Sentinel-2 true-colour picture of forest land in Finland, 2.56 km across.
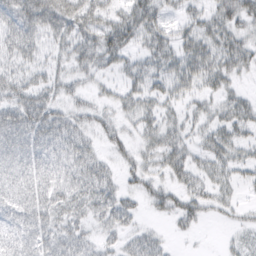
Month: March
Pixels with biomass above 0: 73%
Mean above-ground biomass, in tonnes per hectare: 34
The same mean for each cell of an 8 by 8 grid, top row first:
57 65 56 38 57 18 30 48
43 28 48 62 29 39 42 42
35 28 21 17 41 47 38 16
53 46 23 20 33 20 20 42
50 46 38 23 24 35 30 34
47 50 41 26 30 33 26 20
43 47 29 49 15 31 22 14
45 48 33 16 30 6 1 14
